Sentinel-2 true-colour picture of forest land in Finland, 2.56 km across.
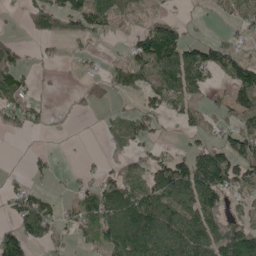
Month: May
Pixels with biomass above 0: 58%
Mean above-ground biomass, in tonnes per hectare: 62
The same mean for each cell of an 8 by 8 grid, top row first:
10 89 91 76 37 15 11 54
43 11 20 12 113 122 74 38
52 3 18 53 74 111 48 98
64 19 14 19 52 55 36 77
1 2 1 16 44 15 58 90
7 20 17 54 89 145 155 103
66 61 63 122 138 120 123 39
99 54 38 103 149 140 127 127
